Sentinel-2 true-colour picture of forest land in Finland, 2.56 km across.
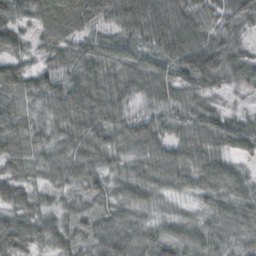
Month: October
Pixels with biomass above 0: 98%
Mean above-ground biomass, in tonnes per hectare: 57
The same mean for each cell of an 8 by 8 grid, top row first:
54 101 104 73 81 72 47 57
48 62 56 52 49 72 73 41
68 69 85 65 77 65 65 46
49 50 86 69 62 59 61 27
58 43 68 68 67 60 61 51
49 38 55 45 55 69 63 36
49 35 41 49 43 26 37 47
71 47 48 69 47 48 46 33
